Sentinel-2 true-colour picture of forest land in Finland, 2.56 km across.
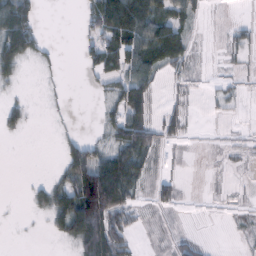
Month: February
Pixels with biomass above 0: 48%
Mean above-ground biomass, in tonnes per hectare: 27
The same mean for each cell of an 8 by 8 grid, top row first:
89 0 14 101 87 44 7 1
70 9 17 65 71 51 2 17
14 3 3 28 50 9 3 10
23 3 0 22 44 17 3 3
1 0 30 31 57 9 2 7
0 6 88 118 29 9 1 2
0 41 115 94 9 12 1 5
0 5 73 66 3 14 3 3
